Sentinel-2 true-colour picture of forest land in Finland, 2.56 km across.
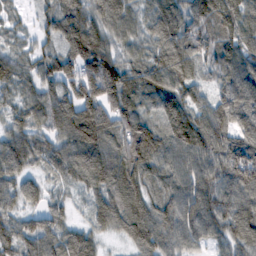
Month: February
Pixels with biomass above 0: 95%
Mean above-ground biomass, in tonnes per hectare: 92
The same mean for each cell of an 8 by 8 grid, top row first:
25 53 93 95 62 98 106 105
41 45 108 78 67 113 81 92
67 65 121 140 103 97 43 102
60 95 141 113 86 124 99 101
94 66 133 107 164 134 124 109
80 45 105 115 103 110 106 125
61 70 32 119 102 96 110 98
100 100 90 24 105 77 74 96
